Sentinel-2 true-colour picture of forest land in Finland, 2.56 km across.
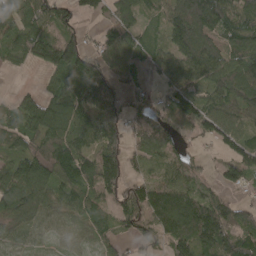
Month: April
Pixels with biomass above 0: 83%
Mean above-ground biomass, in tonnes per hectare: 91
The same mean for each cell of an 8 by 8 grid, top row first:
91 96 60 74 50 118 200 104
50 91 106 98 53 92 108 102
1 44 205 123 35 71 102 121
65 130 118 130 76 115 96 78
60 124 85 119 84 64 33 89
137 137 127 139 55 89 36 83
112 68 66 69 127 154 108 61
45 25 30 54 78 109 129 108
